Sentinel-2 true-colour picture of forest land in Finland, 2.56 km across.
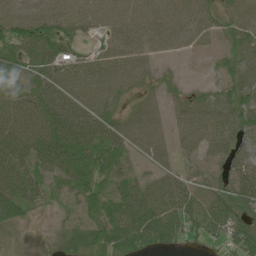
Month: June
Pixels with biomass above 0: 87%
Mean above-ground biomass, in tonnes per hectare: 51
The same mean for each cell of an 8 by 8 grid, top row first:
56 54 49 43 53 50 36 47
66 72 26 34 47 27 18 49
45 59 57 53 32 16 20 51
49 75 78 43 43 28 47 65
72 87 81 71 49 30 39 53
71 54 74 59 26 35 35 49
70 18 40 68 101 66 57 59
10 12 63 75 85 55 34 70
